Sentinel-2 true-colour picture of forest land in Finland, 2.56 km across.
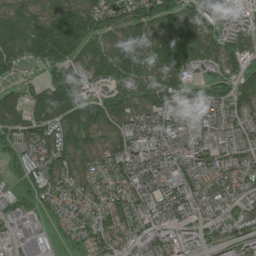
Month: June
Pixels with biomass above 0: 92%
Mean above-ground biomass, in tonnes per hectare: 112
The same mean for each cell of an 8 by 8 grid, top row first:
130 116 178 116 134 128 120 105
165 229 182 176 216 235 143 113
63 122 168 212 178 206 77 97
130 152 169 134 115 114 97 85
68 136 131 81 110 72 69 65
30 97 73 79 119 86 76 85
69 48 69 84 75 109 59 72
71 62 58 87 73 90 60 74
